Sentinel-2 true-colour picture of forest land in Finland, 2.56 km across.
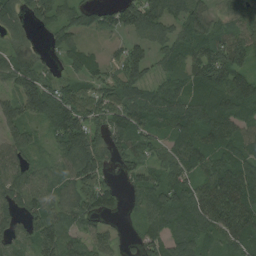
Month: August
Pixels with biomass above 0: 89%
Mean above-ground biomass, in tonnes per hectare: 75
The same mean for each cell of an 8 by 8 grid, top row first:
64 74 62 52 109 75 60 61
48 24 60 20 60 72 99 105
80 58 59 58 65 56 97 88
69 114 113 93 94 93 102 98
73 38 123 72 70 79 89 80
77 49 91 26 67 86 87 117
66 80 76 45 56 88 127 137
52 94 54 40 69 70 49 86
